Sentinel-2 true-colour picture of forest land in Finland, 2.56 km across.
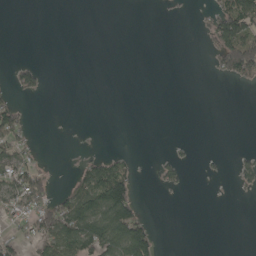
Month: May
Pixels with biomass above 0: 23%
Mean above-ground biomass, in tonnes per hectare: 30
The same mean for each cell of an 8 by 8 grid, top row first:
0 0 0 0 0 2 34 156
0 0 0 0 0 0 28 161
44 11 0 0 0 0 3 48
58 0 0 0 0 0 0 0
72 0 1 0 0 7 0 0
90 35 43 115 1 37 9 38
56 75 104 148 19 0 0 0
40 93 127 132 125 0 0 0
